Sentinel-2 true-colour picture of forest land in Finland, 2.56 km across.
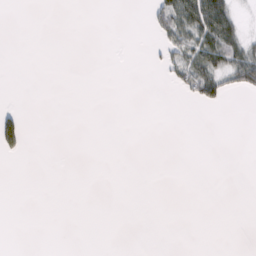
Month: February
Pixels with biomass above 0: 11%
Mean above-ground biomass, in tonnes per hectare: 7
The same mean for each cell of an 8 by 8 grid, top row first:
0 0 0 0 4 54 75 14
0 0 0 0 1 33 47 37
0 0 0 0 0 18 48 39
14 0 0 0 0 0 2 0
33 0 0 0 0 0 0 0
0 0 0 0 0 0 0 0
0 0 0 0 0 0 0 0
0 0 0 0 0 0 0 0
